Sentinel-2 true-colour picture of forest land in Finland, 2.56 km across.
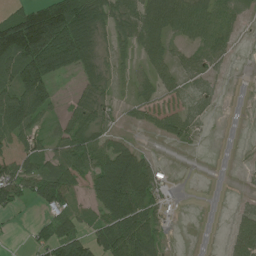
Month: July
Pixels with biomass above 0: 62%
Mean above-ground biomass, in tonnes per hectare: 55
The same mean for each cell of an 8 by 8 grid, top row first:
76 152 135 62 97 112 92 25
160 170 103 29 62 29 59 7
93 85 26 20 36 44 28 0
147 46 51 21 44 45 17 0
43 33 88 43 6 22 2 1
85 87 60 157 80 4 0 3
27 49 21 133 88 4 0 17
2 61 72 121 103 1 0 64
